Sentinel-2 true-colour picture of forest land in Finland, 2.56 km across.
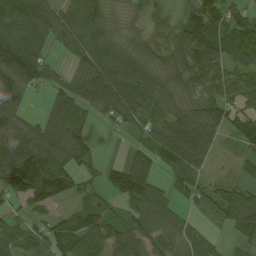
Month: August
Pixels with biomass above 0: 81%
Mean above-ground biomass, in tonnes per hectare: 77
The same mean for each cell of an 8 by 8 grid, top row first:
158 118 92 34 22 28 127 70
144 66 81 81 45 70 120 111
112 50 66 139 92 61 94 73
79 54 65 83 80 66 81 86
107 107 78 1 53 135 66 49
154 130 69 49 88 61 41 28
38 53 63 36 98 49 53 114
87 89 92 77 68 81 48 28
